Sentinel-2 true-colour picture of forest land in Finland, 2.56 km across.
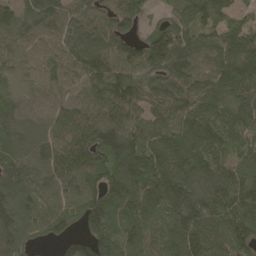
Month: April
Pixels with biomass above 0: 95%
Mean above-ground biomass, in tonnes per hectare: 139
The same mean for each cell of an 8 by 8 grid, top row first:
128 145 102 87 64 86 123 94
95 112 156 134 124 164 147 187
70 98 107 163 122 139 125 173
119 106 118 146 107 120 124 163
143 130 128 173 153 138 155 121
145 145 142 153 181 167 170 139
160 122 147 159 192 184 170 189
167 69 108 184 144 183 179 187
